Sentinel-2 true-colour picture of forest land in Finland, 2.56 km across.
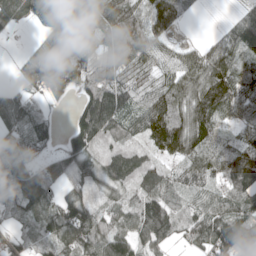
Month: April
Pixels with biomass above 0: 86%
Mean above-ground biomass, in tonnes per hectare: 85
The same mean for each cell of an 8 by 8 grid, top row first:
98 107 130 110 76 79 2 52
2 101 99 82 100 57 57 109
34 103 92 98 75 91 109 93
83 24 80 139 101 122 109 69
56 36 112 69 66 125 90 97
90 84 99 91 104 78 98 195
66 91 111 66 93 54 76 80
41 70 101 103 82 43 96 117
